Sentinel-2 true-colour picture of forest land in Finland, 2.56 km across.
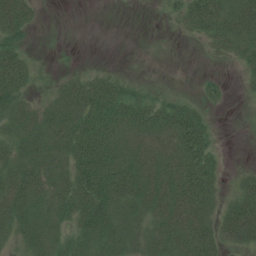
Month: July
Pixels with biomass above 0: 69%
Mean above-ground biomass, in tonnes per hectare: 35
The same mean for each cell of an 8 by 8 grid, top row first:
53 1 0 0 0 20 65 62
36 0 2 0 0 0 15 41
52 13 27 31 7 0 12 10
47 36 56 65 61 53 17 2
42 44 65 53 43 56 40 1
44 45 59 59 58 61 54 17
46 42 53 56 50 55 38 58
29 39 40 45 46 54 51 41
